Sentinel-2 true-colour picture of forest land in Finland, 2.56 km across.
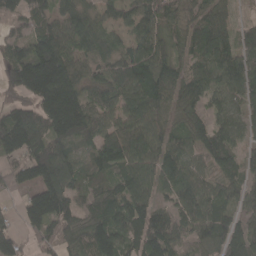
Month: April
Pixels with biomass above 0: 89%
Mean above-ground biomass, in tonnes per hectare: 98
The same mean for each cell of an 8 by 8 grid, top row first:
90 94 96 42 87 65 84 22
86 158 66 55 79 46 101 98
160 296 98 95 126 87 86 105
116 177 176 80 126 68 57 63
165 143 76 103 122 75 88 53
61 152 94 84 100 101 56 71
28 184 87 107 103 76 96 59
67 86 108 145 129 74 75 110
